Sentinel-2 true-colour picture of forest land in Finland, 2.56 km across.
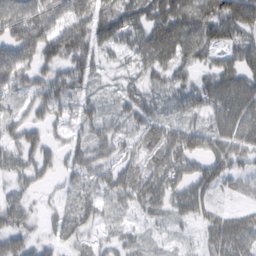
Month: February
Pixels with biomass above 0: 78%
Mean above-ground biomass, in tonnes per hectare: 49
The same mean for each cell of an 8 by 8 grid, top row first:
74 67 57 58 63 85 92 85
102 79 63 38 63 83 55 62
65 54 47 10 32 38 45 72
27 44 30 23 47 30 53 77
46 36 36 53 44 76 53 59
34 29 41 57 56 65 69 36
46 10 39 25 42 44 38 19
55 21 29 27 19 11 37 64
